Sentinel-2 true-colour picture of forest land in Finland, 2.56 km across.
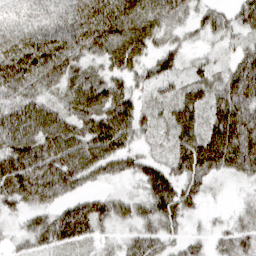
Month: March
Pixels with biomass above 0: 91%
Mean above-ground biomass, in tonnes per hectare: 75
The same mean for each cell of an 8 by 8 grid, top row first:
43 84 120 133 106 66 46 51
115 117 85 101 75 41 19 38
110 74 73 66 43 47 44 97
90 75 98 123 46 68 68 115
124 106 105 119 28 71 128 141
147 138 109 61 72 75 78 62
47 71 59 70 53 85 13 17
25 59 52 22 61 36 31 50
